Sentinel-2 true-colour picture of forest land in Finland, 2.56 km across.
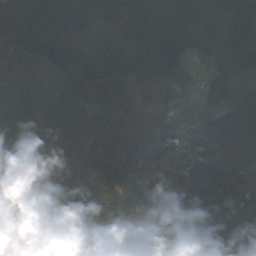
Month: October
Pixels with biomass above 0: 91%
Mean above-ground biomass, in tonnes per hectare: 80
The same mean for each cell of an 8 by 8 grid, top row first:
56 102 86 69 83 72 88 164
92 117 35 36 65 107 115 119
40 51 129 97 38 100 47 59
50 72 104 101 49 48 54 108
75 49 58 86 129 64 100 179
58 23 61 167 94 48 151 79
61 27 94 113 57 70 119 110
55 19 104 31 25 57 80 113
